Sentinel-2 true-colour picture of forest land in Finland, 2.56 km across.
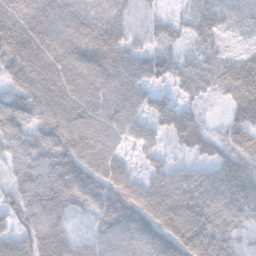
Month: November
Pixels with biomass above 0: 91%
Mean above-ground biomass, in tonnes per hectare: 57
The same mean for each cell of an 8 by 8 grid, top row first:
73 74 63 54 22 25 56 45
95 85 73 69 33 32 41 17
65 84 80 65 47 38 54 88
76 75 75 60 41 48 15 52
57 63 75 49 38 27 33 49
40 64 69 69 31 49 49 62
43 74 46 63 79 90 78 69
55 76 37 60 67 76 80 40
